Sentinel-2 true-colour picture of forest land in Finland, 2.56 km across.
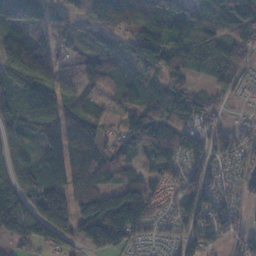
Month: November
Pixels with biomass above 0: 87%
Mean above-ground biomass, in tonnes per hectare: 91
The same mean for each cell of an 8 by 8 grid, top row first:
142 123 63 150 143 114 91 131
94 88 51 93 162 90 92 84
105 87 35 61 86 77 43 50
93 128 109 39 92 128 96 3
68 81 122 60 118 112 106 63
98 106 117 72 75 48 97 38
152 178 100 168 126 67 79 32
80 95 79 148 37 48 70 49
